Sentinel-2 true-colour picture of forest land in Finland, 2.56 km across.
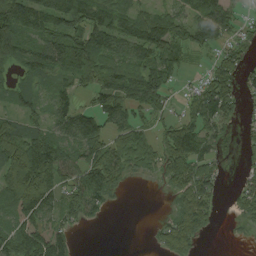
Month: August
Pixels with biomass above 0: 72%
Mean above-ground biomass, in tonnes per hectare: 68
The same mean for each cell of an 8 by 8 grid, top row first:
105 101 96 100 59 68 108 39
96 85 104 94 107 84 48 55
41 50 74 95 107 37 66 63
48 49 74 95 55 32 100 34
123 108 83 87 65 116 63 27
114 129 78 84 18 78 66 22
97 82 69 15 0 41 60 38
101 134 8 0 1 79 7 4
